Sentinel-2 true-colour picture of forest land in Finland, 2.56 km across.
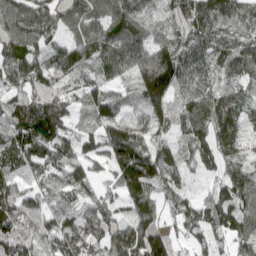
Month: April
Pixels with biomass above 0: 94%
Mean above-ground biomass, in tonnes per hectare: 91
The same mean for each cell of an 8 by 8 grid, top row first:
111 96 92 108 57 73 108 91
99 85 98 120 113 113 98 88
82 99 68 53 150 141 90 73
97 157 46 85 89 79 97 94
114 119 73 135 88 64 81 96
74 59 83 50 164 71 32 96
110 61 56 49 87 69 99 111
105 80 111 87 140 69 62 85
